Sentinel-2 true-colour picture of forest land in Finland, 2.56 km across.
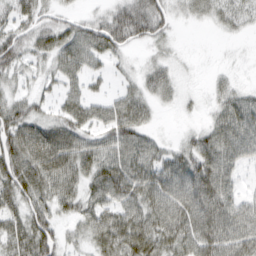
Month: March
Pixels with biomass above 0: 79%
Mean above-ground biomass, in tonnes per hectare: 45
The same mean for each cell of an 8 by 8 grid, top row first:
42 29 21 45 63 23 26 33
53 47 71 46 16 9 0 2
29 24 44 16 30 22 8 8
47 28 54 44 34 8 15 65
69 78 59 55 50 18 58 64
78 67 54 68 62 68 82 22
49 51 46 53 57 69 83 53
54 61 25 76 71 58 71 65
